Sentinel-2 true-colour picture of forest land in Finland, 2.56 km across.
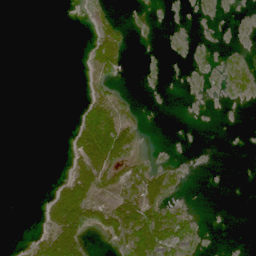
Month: June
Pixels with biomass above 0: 26%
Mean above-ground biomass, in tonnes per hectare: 22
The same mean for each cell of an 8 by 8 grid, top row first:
0 0 0 8 1 0 2 0
0 0 1 61 0 1 2 2
0 0 1 26 1 0 5 23
0 0 25 64 4 0 0 0
0 0 60 146 10 0 0 0
0 1 81 58 50 19 0 0
0 32 130 84 90 34 0 0
1 67 78 36 120 77 3 0
